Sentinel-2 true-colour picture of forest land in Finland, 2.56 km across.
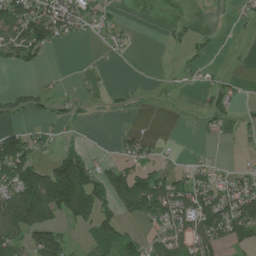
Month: July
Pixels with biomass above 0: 44%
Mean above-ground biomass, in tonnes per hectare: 53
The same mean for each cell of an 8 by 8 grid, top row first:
109 125 73 26 0 3 0 18
87 68 1 28 0 9 13 1
0 4 13 1 2 7 18 9
27 24 20 11 2 2 38 15
116 32 24 7 40 3 11 9
114 127 180 81 83 55 39 38
163 171 175 72 114 119 128 116
78 122 13 92 55 84 106 62
